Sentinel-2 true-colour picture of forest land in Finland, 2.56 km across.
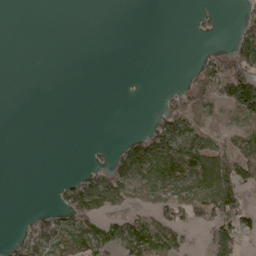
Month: May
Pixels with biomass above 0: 35%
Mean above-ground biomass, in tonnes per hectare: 37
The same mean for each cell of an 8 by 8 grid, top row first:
0 0 0 0 0 0 9 17
0 0 0 0 0 0 9 91
0 0 0 0 0 1 91 127
0 0 0 0 2 90 32 82
0 0 0 11 77 119 73 42
0 0 38 101 76 100 111 74
0 14 110 51 41 90 106 90
27 95 76 68 104 57 31 54
